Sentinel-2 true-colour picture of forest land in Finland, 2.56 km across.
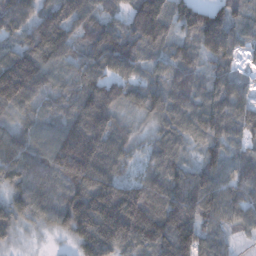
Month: December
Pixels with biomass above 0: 96%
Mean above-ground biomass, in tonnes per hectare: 111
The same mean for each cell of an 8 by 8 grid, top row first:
123 118 128 66 184 123 140 75
92 154 86 145 113 77 101 67
223 109 107 102 75 100 68 65
107 96 142 107 71 104 105 96
133 123 211 132 35 81 82 74
119 127 157 126 65 109 114 91
93 104 168 191 163 146 124 105
38 12 102 165 141 187 101 31
